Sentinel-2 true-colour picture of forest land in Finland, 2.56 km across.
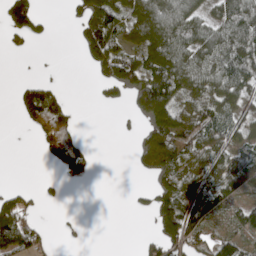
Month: May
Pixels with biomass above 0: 54%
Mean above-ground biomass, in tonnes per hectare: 55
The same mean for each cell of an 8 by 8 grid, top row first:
97 12 45 121 109 102 42 85
16 1 31 110 94 85 73 91
8 18 0 70 107 125 82 85
18 113 10 2 71 93 89 57
0 68 59 0 37 83 78 59
0 7 29 0 18 89 80 83
84 6 1 0 21 118 106 52
122 24 8 0 21 87 52 60
